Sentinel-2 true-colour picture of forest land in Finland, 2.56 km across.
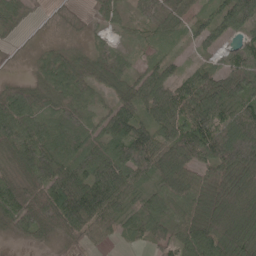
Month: May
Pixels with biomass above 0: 88%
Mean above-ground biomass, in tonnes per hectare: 69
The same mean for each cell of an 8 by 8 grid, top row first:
45 4 5 38 49 60 43 99
5 23 22 39 19 16 39 49
20 52 80 76 65 67 79 83
101 64 61 73 70 99 110 82
88 107 95 74 123 106 106 115
50 104 96 109 58 79 85 103
93 104 159 90 64 77 83 79
18 24 43 25 42 75 99 79
